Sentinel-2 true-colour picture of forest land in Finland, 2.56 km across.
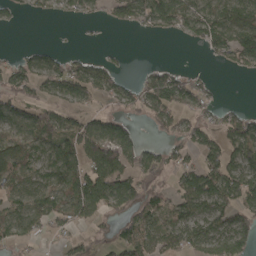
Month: April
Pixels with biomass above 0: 61%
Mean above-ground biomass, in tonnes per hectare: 61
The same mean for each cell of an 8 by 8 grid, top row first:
20 26 33 37 85 96 100 94
9 18 6 5 0 1 50 109
72 69 80 51 44 62 16 7
87 61 43 37 54 72 35 32
88 79 101 113 39 47 72 101
81 66 99 114 48 46 114 103
61 82 96 60 79 77 87 76
55 9 25 39 88 69 89 93
